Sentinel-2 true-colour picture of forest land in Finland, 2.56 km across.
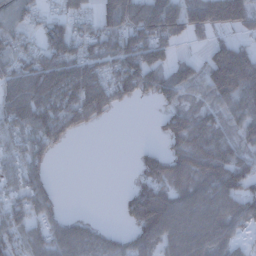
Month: December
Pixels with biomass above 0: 71%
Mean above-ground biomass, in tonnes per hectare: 75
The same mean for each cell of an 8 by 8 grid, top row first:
70 48 52 96 124 127 116 107
65 93 86 98 125 40 43 64
107 133 138 102 113 95 67 124
124 133 128 44 0 63 53 69
84 85 1 0 7 47 87 52
80 40 0 0 63 78 90 110
74 63 0 0 146 93 93 82
64 83 100 52 78 81 86 33
